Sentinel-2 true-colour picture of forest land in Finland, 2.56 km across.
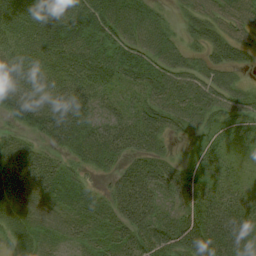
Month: August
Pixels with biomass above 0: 89%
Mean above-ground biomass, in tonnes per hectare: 44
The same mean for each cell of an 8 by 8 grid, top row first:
57 60 58 59 49 11 35 39
55 49 53 48 44 33 32 30
96 64 58 35 40 45 42 19
49 63 57 33 39 53 51 41
28 30 53 56 38 12 37 18
44 40 16 26 58 43 39 15
38 19 23 36 65 44 79 54
31 19 24 31 58 81 90 72
